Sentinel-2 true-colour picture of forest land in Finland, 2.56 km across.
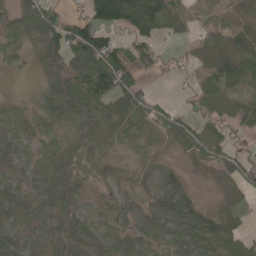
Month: May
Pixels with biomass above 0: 80%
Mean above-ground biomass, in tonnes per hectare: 50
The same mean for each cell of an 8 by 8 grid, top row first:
43 72 45 116 146 67 35 61
36 84 112 90 48 15 64 70
3 60 109 107 25 8 48 63
28 36 77 50 45 30 51 57
37 33 50 31 12 27 80 22
36 53 43 12 37 44 10 41
41 39 37 24 46 95 30 21
36 34 57 49 48 50 72 48
